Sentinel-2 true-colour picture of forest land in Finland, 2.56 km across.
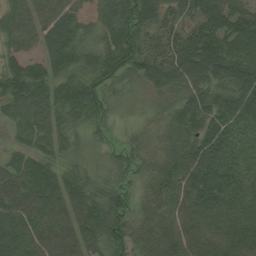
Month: August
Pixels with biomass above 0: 92%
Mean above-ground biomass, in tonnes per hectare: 70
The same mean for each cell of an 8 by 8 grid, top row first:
87 105 58 76 78 65 97 104
58 64 63 81 74 87 124 104
82 68 63 51 51 81 94 94
63 67 65 25 7 57 100 80
39 52 17 23 28 61 95 57
73 73 46 26 33 82 113 63
84 74 80 73 36 75 102 79
93 77 78 60 51 84 82 107
